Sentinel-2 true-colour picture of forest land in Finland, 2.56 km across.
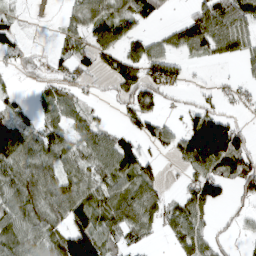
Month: March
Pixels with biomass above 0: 66%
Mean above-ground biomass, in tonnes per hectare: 57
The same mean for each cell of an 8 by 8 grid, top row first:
18 1 57 76 55 11 109 93
38 11 51 67 57 59 80 67
7 26 34 58 89 49 5 20
30 50 42 9 63 13 66 17
106 80 55 76 47 55 174 79
72 68 64 80 66 7 99 85
75 77 102 89 80 52 71 24
76 67 130 44 32 46 50 18
